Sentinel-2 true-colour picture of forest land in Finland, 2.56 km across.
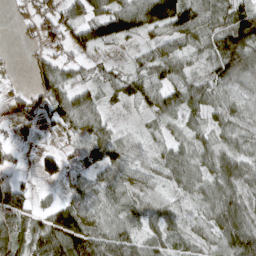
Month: April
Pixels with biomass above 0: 81%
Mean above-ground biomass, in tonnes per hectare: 58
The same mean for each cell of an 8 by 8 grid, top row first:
14 56 73 118 99 111 69 89
4 41 63 29 31 48 65 126
7 64 37 44 64 66 61 83
23 65 88 17 26 60 53 58
17 12 32 71 32 46 50 54
32 44 41 56 35 52 59 80
69 36 73 58 67 38 59 98
91 113 132 80 50 41 40 110
